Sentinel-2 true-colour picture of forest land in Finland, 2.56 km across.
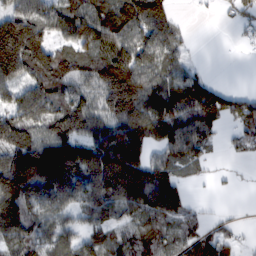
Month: February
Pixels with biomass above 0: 78%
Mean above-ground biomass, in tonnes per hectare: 99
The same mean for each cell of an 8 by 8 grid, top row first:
103 94 111 122 152 37 6 38
161 89 75 105 118 64 0 8
106 139 92 165 119 94 54 0
109 124 142 123 157 137 153 94
96 161 130 179 119 118 56 39
192 205 142 203 162 80 18 5
169 113 82 102 116 97 12 4
124 95 73 74 78 68 97 28
